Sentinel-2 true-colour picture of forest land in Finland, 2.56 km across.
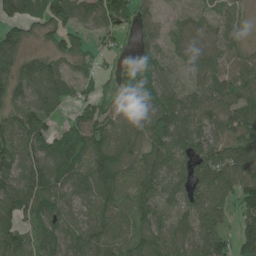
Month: June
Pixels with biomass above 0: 87%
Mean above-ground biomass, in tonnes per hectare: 88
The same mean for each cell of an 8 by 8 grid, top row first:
103 108 91 115 60 32 38 41
106 51 75 37 69 66 80 55
105 130 55 31 80 50 79 94
90 87 60 79 76 103 85 100
114 104 133 102 73 91 98 111
119 127 110 124 95 67 110 116
114 101 49 84 87 77 100 86
119 103 98 92 85 83 108 108
